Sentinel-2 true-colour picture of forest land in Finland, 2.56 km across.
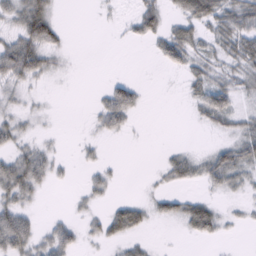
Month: February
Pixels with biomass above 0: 48%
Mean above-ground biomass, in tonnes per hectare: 20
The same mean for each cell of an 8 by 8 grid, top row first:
35 40 0 3 40 20 47 54
53 38 0 0 3 50 22 42
35 10 0 13 3 1 34 27
21 7 0 49 6 0 42 26
23 11 7 1 1 3 6 37
55 27 3 12 1 26 33 26
37 1 7 17 21 25 35 6
54 30 16 21 11 1 13 2
